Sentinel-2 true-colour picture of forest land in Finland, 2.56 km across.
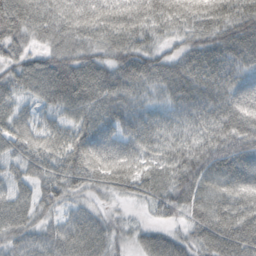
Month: October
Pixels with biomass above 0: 96%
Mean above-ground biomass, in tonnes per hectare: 70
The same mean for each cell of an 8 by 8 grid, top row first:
100 74 91 86 88 78 76 69
57 50 59 60 55 38 76 86
67 112 112 83 72 86 83 75
55 42 73 70 49 57 70 92
59 77 96 78 75 66 75 88
41 55 74 92 78 78 81 94
67 42 33 18 23 59 84 94
52 61 75 47 50 49 67 93
